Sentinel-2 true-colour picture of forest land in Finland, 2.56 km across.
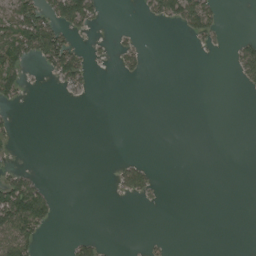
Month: August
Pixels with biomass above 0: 18%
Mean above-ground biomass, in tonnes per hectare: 21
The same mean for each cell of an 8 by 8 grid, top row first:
77 66 102 0 15 72 70 0
103 119 29 16 12 0 12 32
61 13 45 1 8 0 0 25
7 0 0 0 0 0 0 0
9 0 0 0 0 0 0 0
45 4 0 13 49 0 0 0
133 60 0 1 3 0 0 0
94 5 28 1 7 1 0 0
